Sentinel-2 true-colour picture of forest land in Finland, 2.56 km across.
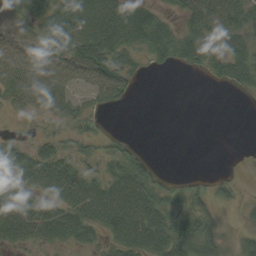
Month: September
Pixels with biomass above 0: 68%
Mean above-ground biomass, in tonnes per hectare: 39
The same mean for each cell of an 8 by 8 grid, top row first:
47 60 78 84 54 23 73 58
58 56 77 71 43 61 41 49
68 67 40 62 10 0 14 44
20 31 27 9 0 0 0 0
27 31 19 14 4 0 0 1
47 72 57 48 52 7 8 3
69 48 67 83 78 32 24 10
48 41 37 38 81 58 43 17
